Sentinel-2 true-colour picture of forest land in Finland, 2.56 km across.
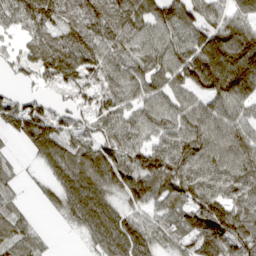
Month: March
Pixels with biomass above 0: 87%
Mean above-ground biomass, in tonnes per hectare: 88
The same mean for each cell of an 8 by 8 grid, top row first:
77 95 102 106 95 112 85 78
48 118 115 94 88 98 123 152
26 79 86 89 91 93 143 158
111 72 71 92 82 94 100 70
25 108 76 94 80 102 104 98
28 36 98 97 105 118 93 94
46 24 96 65 64 70 123 90
84 20 17 123 86 64 151 115
